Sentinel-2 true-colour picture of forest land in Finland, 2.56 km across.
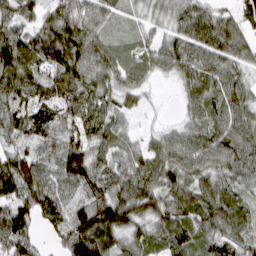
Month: March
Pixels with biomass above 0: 93%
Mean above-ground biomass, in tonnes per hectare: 84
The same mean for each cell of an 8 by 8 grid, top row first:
84 65 124 57 41 66 74 62
129 153 124 64 50 87 93 79
112 81 100 66 41 43 84 66
70 70 98 67 20 12 85 83
41 63 83 67 36 72 93 102
145 72 103 75 95 88 77 95
107 78 68 154 97 104 112 92
156 29 165 93 65 95 84 89
